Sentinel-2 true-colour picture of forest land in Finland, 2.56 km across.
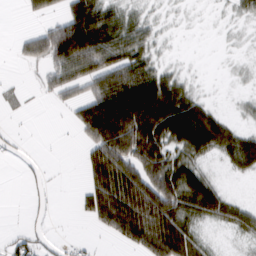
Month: February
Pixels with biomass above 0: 55%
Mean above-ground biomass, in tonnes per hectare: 52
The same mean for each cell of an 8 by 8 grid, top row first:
1 38 105 53 18 3 1 12
19 89 146 90 41 1 0 3
5 35 77 102 111 39 1 3
7 2 68 183 155 109 54 8
11 0 25 145 135 62 80 81
1 7 11 126 97 91 39 19
0 9 24 130 125 87 77 39
29 10 10 24 98 120 20 12
